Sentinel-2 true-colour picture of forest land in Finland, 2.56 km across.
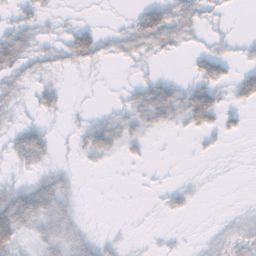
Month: November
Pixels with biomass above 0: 49%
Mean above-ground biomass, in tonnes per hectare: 19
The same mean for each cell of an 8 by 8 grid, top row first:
17 12 3 1 46 49 16 1
51 20 61 21 33 21 11 8
26 12 1 1 14 13 49 36
15 19 5 13 44 45 73 19
31 26 20 37 14 1 8 2
10 23 4 1 2 2 2 1
65 45 10 0 1 13 0 4
42 31 27 8 3 4 7 18
